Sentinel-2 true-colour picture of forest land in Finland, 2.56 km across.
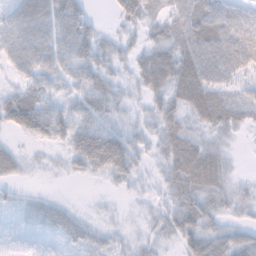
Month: November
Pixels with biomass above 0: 78%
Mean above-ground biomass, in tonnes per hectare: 31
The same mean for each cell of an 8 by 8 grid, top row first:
45 54 44 15 40 30 59 50
44 42 48 26 28 46 61 61
20 27 31 23 38 59 53 25
61 49 29 22 14 34 56 33
10 22 48 59 23 51 28 6
19 5 13 30 13 41 54 8
9 17 5 5 9 36 32 21
5 6 19 14 15 22 32 29
